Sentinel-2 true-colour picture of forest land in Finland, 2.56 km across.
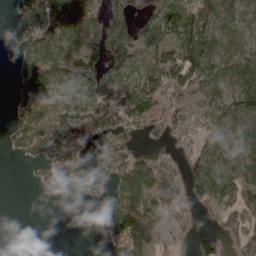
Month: April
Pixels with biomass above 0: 67%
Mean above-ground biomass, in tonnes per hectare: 58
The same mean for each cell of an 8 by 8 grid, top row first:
48 97 72 74 59 75 74 49
30 76 76 87 63 56 78 46
40 77 60 72 85 72 74 78
33 61 81 104 98 43 56 66
41 82 56 89 14 23 64 42
0 62 51 95 85 59 145 78
0 0 2 74 96 69 56 74
0 0 0 26 60 24 51 63
